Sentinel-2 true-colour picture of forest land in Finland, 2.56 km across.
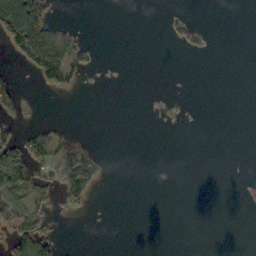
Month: October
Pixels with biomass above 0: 17%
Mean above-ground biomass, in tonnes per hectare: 15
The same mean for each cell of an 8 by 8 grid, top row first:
121 51 0 0 0 8 0 0
50 83 18 0 0 6 7 0
9 38 10 0 0 0 0 0
20 0 0 0 0 0 0 0
52 49 31 0 0 0 0 0
74 34 122 4 0 0 0 0
43 20 26 0 0 0 0 0
46 35 0 0 0 0 0 0
